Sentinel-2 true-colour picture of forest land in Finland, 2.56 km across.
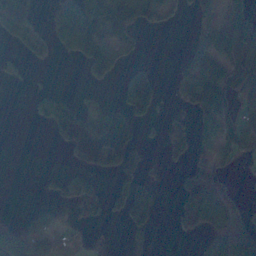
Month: November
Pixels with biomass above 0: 44%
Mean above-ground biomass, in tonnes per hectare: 53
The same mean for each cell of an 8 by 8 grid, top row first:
89 39 136 116 79 16 40 91
20 41 93 80 15 2 66 95
23 2 8 25 74 35 109 69
0 79 79 55 41 24 76 65
0 7 145 140 18 64 45 81
0 15 66 30 38 13 76 9
3 47 81 39 105 39 94 35
172 104 6 2 14 6 48 73
